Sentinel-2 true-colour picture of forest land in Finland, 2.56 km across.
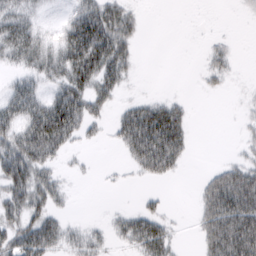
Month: March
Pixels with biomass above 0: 53%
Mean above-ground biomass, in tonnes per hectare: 37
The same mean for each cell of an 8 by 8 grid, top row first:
46 5 55 62 9 0 0 3
59 35 91 78 2 0 11 2
25 31 64 50 1 0 13 3
56 87 67 22 75 44 0 6
67 87 17 11 122 74 0 10
97 38 4 3 26 16 23 62
65 49 0 5 22 1 56 99
63 63 28 17 81 17 52 108
